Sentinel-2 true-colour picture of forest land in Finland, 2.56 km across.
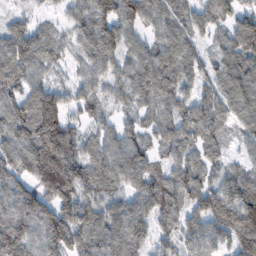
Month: February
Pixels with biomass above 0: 89%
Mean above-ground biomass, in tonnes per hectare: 90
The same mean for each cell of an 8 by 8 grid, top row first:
34 22 75 127 93 75 76 87
103 71 68 116 70 99 35 126
95 40 60 75 103 81 56 114
99 159 65 41 66 79 64 93
99 190 95 80 73 93 69 42
93 170 132 118 96 84 70 73
102 108 126 84 83 71 108 166
137 105 95 105 66 59 69 161
